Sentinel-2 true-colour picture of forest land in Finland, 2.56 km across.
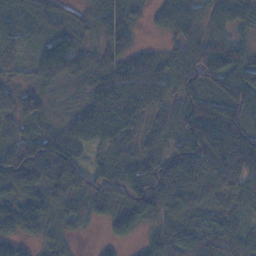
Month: November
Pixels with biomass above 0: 91%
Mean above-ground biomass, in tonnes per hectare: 69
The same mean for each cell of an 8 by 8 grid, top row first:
45 47 38 97 24 84 49 54
43 83 71 63 28 40 91 70
33 54 56 92 101 59 78 82
73 50 58 97 63 65 139 91
86 100 76 72 52 64 148 127
88 84 75 71 73 114 98 94
64 62 61 62 103 78 52 34
43 42 10 33 31 75 70 54
